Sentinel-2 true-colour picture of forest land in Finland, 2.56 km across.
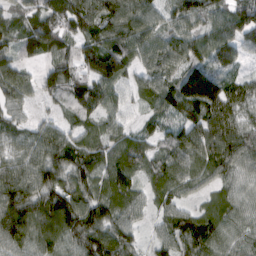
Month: March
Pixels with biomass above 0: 92%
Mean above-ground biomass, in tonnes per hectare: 90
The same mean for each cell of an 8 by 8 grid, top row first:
55 96 103 116 112 81 78 101
71 103 98 124 102 94 114 101
96 80 114 118 66 105 176 52
57 27 83 67 39 73 106 84
76 123 79 73 53 100 114 110
113 109 93 87 52 92 69 68
150 133 134 105 57 72 55 62
107 102 100 132 41 92 86 62
